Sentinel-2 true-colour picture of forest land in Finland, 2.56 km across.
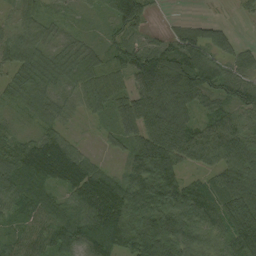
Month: August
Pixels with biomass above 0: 90%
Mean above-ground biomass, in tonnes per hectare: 85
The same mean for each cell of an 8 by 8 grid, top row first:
47 38 19 73 67 9 10 11
101 53 51 44 58 88 88 37
55 65 86 83 105 161 99 73
30 60 35 80 137 128 60 64
70 90 25 33 128 143 112 98
122 101 106 43 132 90 51 112
65 89 88 127 172 165 108 142
67 94 96 132 178 170 77 111
